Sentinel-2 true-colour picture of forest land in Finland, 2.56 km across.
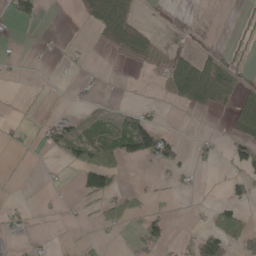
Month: May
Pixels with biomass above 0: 26%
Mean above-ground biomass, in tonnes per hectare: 23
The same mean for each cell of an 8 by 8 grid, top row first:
42 3 26 116 8 0 0 9
2 5 4 46 71 15 6 17
1 2 12 1 2 99 104 19
5 7 10 35 18 7 30 55
7 24 56 49 104 27 14 42
1 2 30 46 3 14 1 28
6 2 10 24 13 2 10 32
17 3 1 2 38 10 49 37
